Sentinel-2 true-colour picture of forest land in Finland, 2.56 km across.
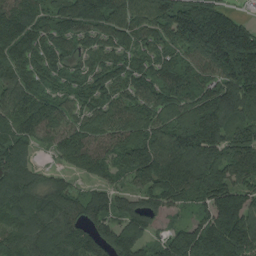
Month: August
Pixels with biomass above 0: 93%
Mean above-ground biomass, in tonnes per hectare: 132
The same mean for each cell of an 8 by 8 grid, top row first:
152 100 187 154 114 167 215 62
136 107 72 108 91 99 240 271
115 76 69 97 122 138 101 186
124 137 89 118 129 110 190 153
132 76 127 104 133 145 173 132
173 77 55 70 146 174 157 116
146 154 111 110 112 61 113 168
134 160 143 150 109 127 199 199
